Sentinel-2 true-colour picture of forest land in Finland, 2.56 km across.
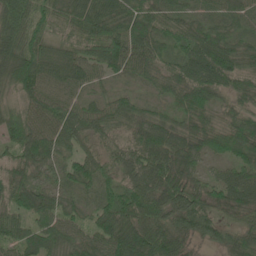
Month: June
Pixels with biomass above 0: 97%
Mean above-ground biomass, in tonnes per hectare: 72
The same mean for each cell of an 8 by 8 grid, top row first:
86 74 84 89 85 56 45 50
87 72 71 108 86 61 110 65
101 87 74 33 38 75 120 62
69 79 69 63 45 47 54 51
83 84 67 49 94 75 60 75
74 42 68 57 108 82 33 64
87 67 43 88 110 99 75 65
62 63 56 105 114 89 49 50
